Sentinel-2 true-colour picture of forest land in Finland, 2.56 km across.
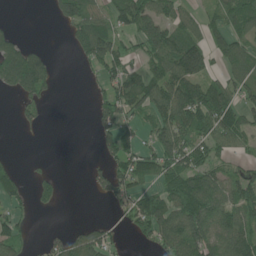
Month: June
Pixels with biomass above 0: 56%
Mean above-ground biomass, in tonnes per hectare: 63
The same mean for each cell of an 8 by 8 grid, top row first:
1 13 100 70 122 65 39 98
84 11 65 94 83 124 77 66
135 65 4 69 83 129 80 72
18 10 0 81 62 106 122 79
1 1 0 72 44 109 80 45
42 25 0 72 59 101 86 57
36 19 0 19 82 103 111 94
69 23 70 42 31 128 101 111
